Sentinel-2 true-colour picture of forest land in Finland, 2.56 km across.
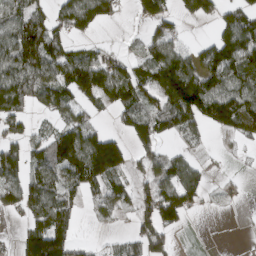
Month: March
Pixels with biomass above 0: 62%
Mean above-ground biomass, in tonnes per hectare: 75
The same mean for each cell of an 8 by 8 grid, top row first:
88 58 100 45 60 52 52 83
129 123 41 15 40 80 63 121
130 98 124 119 82 186 124 117
88 46 52 46 87 160 117 135
58 96 136 107 72 22 12 19
82 84 112 117 51 94 31 8
54 109 37 52 72 125 11 7
31 175 24 28 91 25 0 2
